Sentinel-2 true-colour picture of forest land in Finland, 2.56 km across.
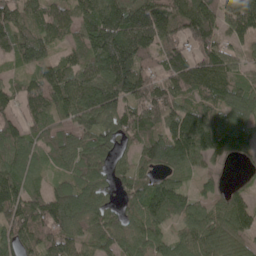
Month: May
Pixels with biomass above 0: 88%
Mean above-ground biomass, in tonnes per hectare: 99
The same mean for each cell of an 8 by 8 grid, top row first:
78 102 108 153 193 131 130 195
88 70 82 185 134 93 101 63
43 125 122 163 114 107 111 68
76 101 131 122 110 94 100 95
103 75 78 80 85 141 145 84
105 35 86 72 56 74 45 7
110 123 103 53 104 97 68 98
93 103 76 79 98 79 105 73
